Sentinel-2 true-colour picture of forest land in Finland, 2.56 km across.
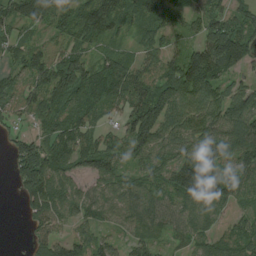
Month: August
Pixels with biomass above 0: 88%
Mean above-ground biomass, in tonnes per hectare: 79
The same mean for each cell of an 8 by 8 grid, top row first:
78 78 97 110 88 74 89 59
53 46 66 37 52 42 148 138
44 99 124 97 77 120 131 46
51 89 86 34 130 101 94 119
50 85 85 53 99 87 99 122
74 123 62 82 68 105 151 73
10 98 75 74 96 63 74 38
1 79 61 47 74 36 63 80
